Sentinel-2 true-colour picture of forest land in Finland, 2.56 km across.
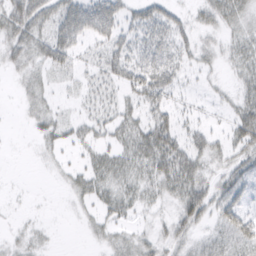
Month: March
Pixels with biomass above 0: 65%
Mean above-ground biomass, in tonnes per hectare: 26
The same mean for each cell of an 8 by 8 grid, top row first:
48 34 59 53 34 28 22 29
35 40 26 33 40 41 16 25
11 18 16 27 55 32 8 20
3 23 10 21 32 27 7 36
1 16 21 23 46 46 31 42
1 3 19 34 30 55 24 34
2 1 9 23 17 29 44 37
14 8 2 20 19 27 18 40
